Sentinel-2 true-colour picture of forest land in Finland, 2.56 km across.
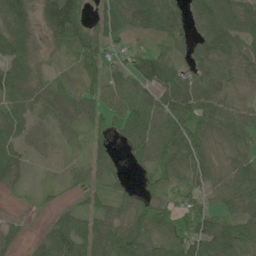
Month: June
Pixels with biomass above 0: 85%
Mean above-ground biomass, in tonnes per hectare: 58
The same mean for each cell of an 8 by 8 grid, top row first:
80 76 67 59 88 69 91 90
86 21 75 44 39 46 76 70
79 32 36 45 78 83 66 43
61 46 48 54 76 102 72 54
56 21 22 36 58 90 61 50
38 4 25 34 39 58 56 67
3 11 27 39 67 47 55 69
34 59 101 92 87 80 91 92
